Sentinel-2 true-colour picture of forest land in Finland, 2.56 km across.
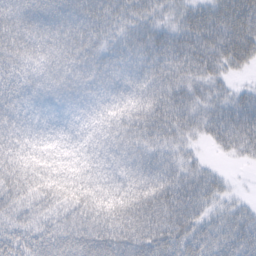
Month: February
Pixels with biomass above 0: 95%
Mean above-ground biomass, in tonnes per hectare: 51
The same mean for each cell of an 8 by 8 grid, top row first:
64 64 65 46 35 34 57 69
57 66 68 39 52 64 68 64
45 56 59 50 55 54 41 10
47 41 41 44 65 60 38 50
46 36 41 57 59 36 16 40
60 50 44 40 59 55 34 2
50 51 66 62 77 76 36 27
45 51 70 80 66 60 52 57
